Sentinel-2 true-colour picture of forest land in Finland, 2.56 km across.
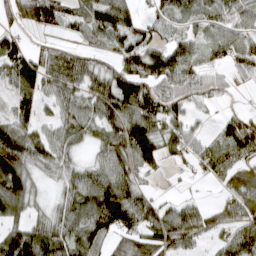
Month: March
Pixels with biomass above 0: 79%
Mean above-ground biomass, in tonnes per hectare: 68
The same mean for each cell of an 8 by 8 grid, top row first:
49 86 52 104 34 50 54 56
65 35 38 61 87 69 48 70
99 84 77 89 93 82 48 23
71 25 75 92 102 62 17 35
115 76 44 84 120 62 43 100
127 32 62 85 46 7 38 87
77 32 100 154 74 47 36 80
104 93 89 50 72 74 33 70
